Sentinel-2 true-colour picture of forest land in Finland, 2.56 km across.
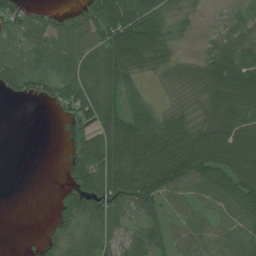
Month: July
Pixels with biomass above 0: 75%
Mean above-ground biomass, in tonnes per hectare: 62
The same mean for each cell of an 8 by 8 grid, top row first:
65 44 32 113 99 32 9 30
68 77 68 121 138 29 33 75
72 52 66 88 22 38 76 133
0 6 87 74 59 44 64 108
0 0 43 87 135 129 139 128
0 0 65 86 128 121 93 103
0 3 72 80 66 29 43 83
0 15 64 38 51 39 50 60
